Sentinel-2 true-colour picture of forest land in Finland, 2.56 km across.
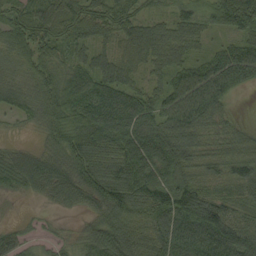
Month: September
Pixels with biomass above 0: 93%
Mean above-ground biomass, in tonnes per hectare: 75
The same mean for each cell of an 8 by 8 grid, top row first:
71 83 89 80 49 56 65 146
71 66 50 48 78 77 38 71
43 60 85 91 43 72 99 69
40 58 80 110 94 102 93 11
21 38 86 101 120 115 52 64
70 92 85 109 104 83 62 89
6 24 51 99 96 132 104 64
42 23 45 110 91 123 127 115
